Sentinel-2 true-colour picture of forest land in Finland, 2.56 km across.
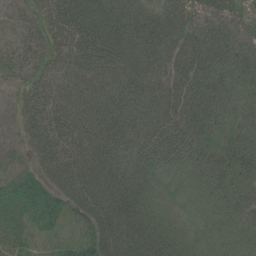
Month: July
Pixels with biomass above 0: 93%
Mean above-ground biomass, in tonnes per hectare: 46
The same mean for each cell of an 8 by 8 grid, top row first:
13 43 72 74 52 51 50 34
24 39 57 77 57 51 78 48
21 44 61 66 59 48 53 37
14 46 72 66 43 62 57 29
10 49 66 59 46 60 42 45
29 39 74 63 28 21 36 44
47 53 46 71 39 16 23 34
34 18 35 70 68 35 23 25
